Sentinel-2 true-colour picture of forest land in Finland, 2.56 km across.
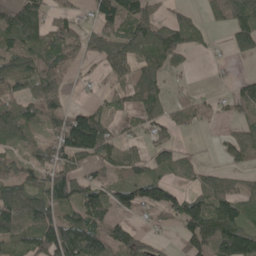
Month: May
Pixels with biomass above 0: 65%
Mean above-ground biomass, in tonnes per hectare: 69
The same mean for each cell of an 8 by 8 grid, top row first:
88 63 33 107 94 29 39 93
87 103 73 87 95 84 17 51
103 131 17 32 81 12 2 29
101 87 65 38 70 45 34 41
50 73 163 75 36 38 3 63
58 70 53 42 56 50 45 30
104 96 114 71 59 85 127 86
51 114 150 98 33 24 123 157
